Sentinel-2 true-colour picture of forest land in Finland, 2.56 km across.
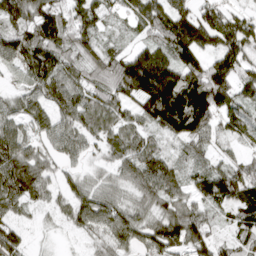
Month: April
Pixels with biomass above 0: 91%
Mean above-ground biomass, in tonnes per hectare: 96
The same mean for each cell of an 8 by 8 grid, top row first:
148 126 96 49 107 140 99 72
121 139 89 46 72 139 97 128
21 118 79 118 204 148 173 114
65 84 108 101 110 209 164 103
127 63 71 79 90 58 82 54
167 71 42 48 112 79 104 126
73 42 84 87 61 93 76 107
92 7 22 85 77 121 92 70
